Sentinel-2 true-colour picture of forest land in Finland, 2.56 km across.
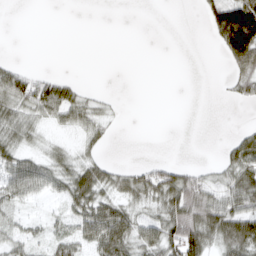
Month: March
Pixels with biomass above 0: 46%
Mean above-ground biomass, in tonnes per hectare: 30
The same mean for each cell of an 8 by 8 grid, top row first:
0 0 0 0 0 0 41 125
0 0 0 0 0 0 3 94
47 34 8 0 0 0 0 39
51 43 46 12 0 0 0 0
44 15 20 7 0 0 0 43
60 49 64 41 46 56 24 69
19 4 50 54 29 77 78 68
28 27 48 89 53 84 72 87
